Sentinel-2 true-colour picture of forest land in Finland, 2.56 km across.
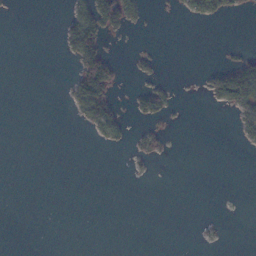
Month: November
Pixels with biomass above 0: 13%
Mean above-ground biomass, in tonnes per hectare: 9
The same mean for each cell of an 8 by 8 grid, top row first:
1 0 35 44 13 4 39 12
0 0 87 3 3 0 0 2
0 0 50 45 8 2 16 70
0 0 25 43 24 5 1 28
0 0 0 16 14 1 0 8
0 0 0 0 2 0 0 0
0 0 0 0 0 0 0 0
0 0 0 0 0 0 2 0
